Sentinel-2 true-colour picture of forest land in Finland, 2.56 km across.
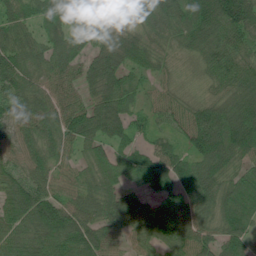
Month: July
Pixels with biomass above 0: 94%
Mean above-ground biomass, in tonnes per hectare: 72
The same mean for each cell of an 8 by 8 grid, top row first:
69 70 86 68 56 75 106 110
81 63 56 90 69 46 90 69
76 58 63 88 40 36 50 83
60 66 71 88 39 46 82 103
64 67 59 70 34 42 102 110
63 68 42 65 103 105 95 49
90 98 70 76 68 87 75 76
73 89 95 55 53 97 65 69
